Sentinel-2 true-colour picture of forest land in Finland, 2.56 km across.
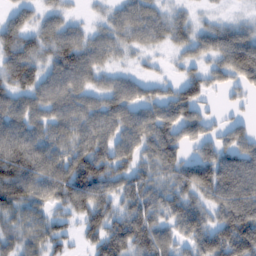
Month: February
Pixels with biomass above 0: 85%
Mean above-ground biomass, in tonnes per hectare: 81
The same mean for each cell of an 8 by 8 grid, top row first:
47 46 16 46 83 42 16 14
105 83 105 67 47 41 67 124
102 81 85 53 48 44 67 72
99 90 106 102 82 102 44 25
118 87 93 98 89 94 69 93
137 100 141 91 68 87 118 120
82 59 86 81 104 81 76 131
63 78 37 133 119 65 104 151
